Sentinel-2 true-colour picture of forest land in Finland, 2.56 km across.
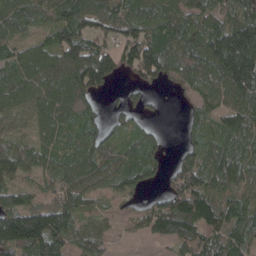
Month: April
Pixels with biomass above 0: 85%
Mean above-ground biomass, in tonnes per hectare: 78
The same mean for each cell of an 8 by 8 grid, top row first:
88 63 91 100 71 77 77 84
55 62 143 64 139 96 113 202
67 76 122 52 70 62 90 166
41 54 82 21 33 5 66 101
42 48 60 54 52 8 74 83
59 46 73 65 64 72 93 94
109 104 66 21 40 137 125 89
142 155 75 34 24 91 96 85
